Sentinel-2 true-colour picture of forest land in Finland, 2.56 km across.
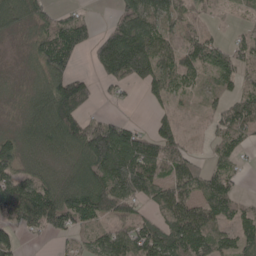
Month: May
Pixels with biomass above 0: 78%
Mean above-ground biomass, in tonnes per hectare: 75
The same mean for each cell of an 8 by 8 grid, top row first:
72 51 32 25 91 55 15 14
13 104 67 129 141 75 79 54
14 81 65 64 86 64 42 64
18 97 81 12 4 43 35 88
66 77 113 195 107 78 24 56
67 45 87 187 170 112 80 28
124 122 111 120 49 114 98 53
46 15 45 99 119 135 109 81
